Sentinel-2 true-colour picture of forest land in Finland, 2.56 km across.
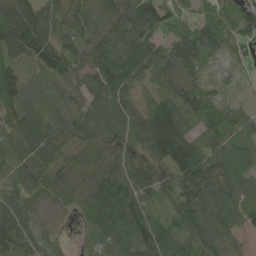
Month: May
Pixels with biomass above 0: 94%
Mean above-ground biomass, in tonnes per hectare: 75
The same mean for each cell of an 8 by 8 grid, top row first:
127 64 54 68 112 49 66 101
94 99 81 86 91 92 77 48
117 56 61 106 47 81 39 20
80 52 57 72 80 122 56 41
81 93 64 80 91 195 61 61
56 87 55 96 73 77 85 68
73 25 59 112 82 60 90 75
121 40 13 73 93 72 85 33
